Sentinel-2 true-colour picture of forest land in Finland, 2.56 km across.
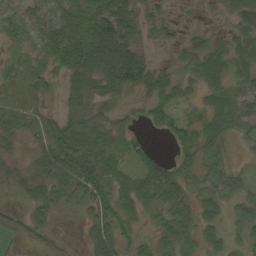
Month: September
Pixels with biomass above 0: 82%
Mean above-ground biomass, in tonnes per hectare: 32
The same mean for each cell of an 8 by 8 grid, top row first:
21 28 55 81 23 7 4 31
17 40 63 94 21 13 33 23
40 28 38 65 55 28 39 21
49 24 32 20 24 30 29 23
11 51 69 36 17 28 27 7
23 40 73 50 43 37 25 20
11 33 18 43 29 53 29 21
7 11 8 45 15 52 29 20
